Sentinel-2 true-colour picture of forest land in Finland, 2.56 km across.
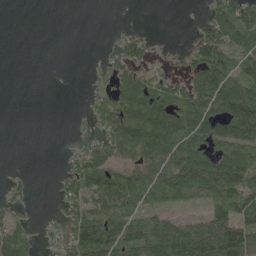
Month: May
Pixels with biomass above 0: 58%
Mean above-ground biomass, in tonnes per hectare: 68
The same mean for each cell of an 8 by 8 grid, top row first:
0 0 0 0 0 0 50 145
0 0 0 39 45 14 116 120
0 0 0 46 76 49 181 136
0 0 6 106 127 111 114 184
0 0 21 89 111 125 88 127
11 1 99 99 100 116 160 151
30 3 76 79 71 35 69 109
87 23 115 119 111 158 197 141
